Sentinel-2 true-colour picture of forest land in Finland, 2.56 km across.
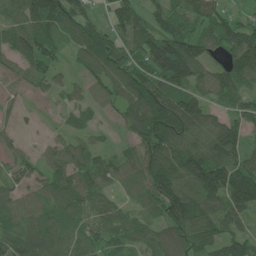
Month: June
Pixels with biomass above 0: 85%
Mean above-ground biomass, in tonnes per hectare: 79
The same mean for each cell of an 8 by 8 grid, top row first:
67 140 83 58 66 66 84 31
98 91 83 105 93 140 82 114
29 57 32 90 90 105 73 90
27 9 41 32 138 126 76 56
19 32 46 23 93 123 101 70
49 55 76 58 96 135 195 133
68 74 72 56 55 147 108 123
64 89 68 63 56 99 75 78
